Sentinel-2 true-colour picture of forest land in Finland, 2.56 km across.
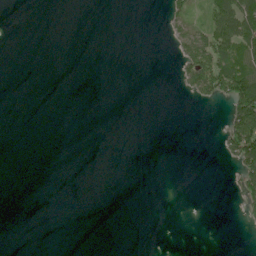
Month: June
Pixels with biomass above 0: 13%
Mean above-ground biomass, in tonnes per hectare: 13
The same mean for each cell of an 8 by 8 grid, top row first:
0 0 0 0 0 28 49 102
0 0 0 0 0 25 92 97
0 0 0 0 0 12 91 102
0 0 0 0 0 0 0 85
0 0 0 0 0 0 0 105
0 0 0 0 0 0 0 41
0 0 0 0 0 0 0 16
0 0 0 0 0 0 0 0
